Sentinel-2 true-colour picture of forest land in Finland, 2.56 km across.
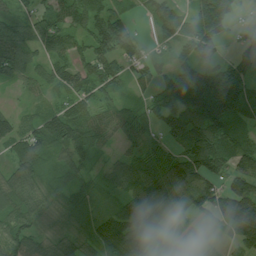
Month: July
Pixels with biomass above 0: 88%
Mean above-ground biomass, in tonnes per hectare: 89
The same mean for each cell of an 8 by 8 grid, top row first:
58 63 81 90 31 82 143 24
103 67 59 118 42 67 101 29
54 70 99 102 80 88 120 97
40 58 88 59 57 121 157 91
78 118 92 36 55 76 161 91
92 86 63 59 115 146 149 123
96 56 66 45 149 62 113 182
94 71 91 198 185 70 21 100
